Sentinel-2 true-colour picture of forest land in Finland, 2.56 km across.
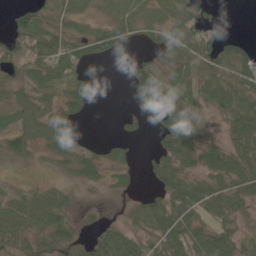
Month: June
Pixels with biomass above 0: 70%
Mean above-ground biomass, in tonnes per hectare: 38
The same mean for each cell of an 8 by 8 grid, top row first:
24 21 26 25 24 55 28 0
39 61 53 43 20 66 68 38
26 65 55 0 63 42 55 55
36 47 33 3 30 70 26 45
43 40 21 13 3 70 32 43
5 7 29 9 10 52 43 59
50 66 14 4 48 96 51 31
40 37 24 56 35 70 66 36
